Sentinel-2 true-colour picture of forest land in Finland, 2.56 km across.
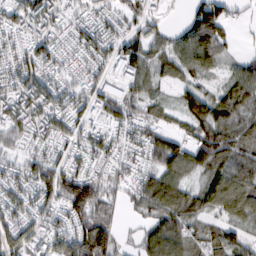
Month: February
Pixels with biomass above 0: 85%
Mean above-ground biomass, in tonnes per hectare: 79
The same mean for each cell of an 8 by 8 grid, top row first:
78 87 51 61 61 10 132 18
71 79 69 73 86 66 111 17
94 77 50 58 59 47 36 83
112 111 60 71 53 46 120 106
59 75 70 68 100 79 136 105
75 115 110 65 72 90 77 110
92 79 137 51 68 119 74 107
92 69 131 85 58 99 79 60
